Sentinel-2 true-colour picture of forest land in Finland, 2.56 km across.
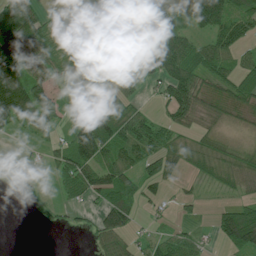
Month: July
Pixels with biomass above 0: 68%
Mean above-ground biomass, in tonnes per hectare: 55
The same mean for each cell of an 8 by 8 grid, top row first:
133 34 35 108 105 57 102 62
150 97 24 49 72 80 53 40
209 73 11 51 39 100 54 61
166 67 59 63 23 57 52 47
2 21 115 88 62 44 37 21
13 10 80 78 58 33 27 44
0 13 21 96 20 20 6 50
0 0 1 65 18 37 9 101
